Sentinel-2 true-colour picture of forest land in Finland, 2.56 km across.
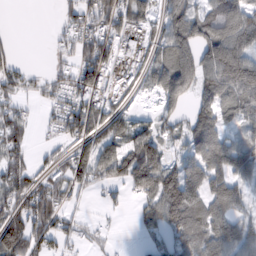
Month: February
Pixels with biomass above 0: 70%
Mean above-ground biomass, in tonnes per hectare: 74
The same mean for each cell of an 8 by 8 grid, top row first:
0 0 79 110 72 118 99 112
22 10 68 74 47 166 131 135
67 33 96 33 48 169 115 159
53 25 101 68 14 58 99 86
63 13 62 83 127 35 120 65
79 42 75 80 136 94 106 81
63 89 16 15 50 151 97 59
111 70 28 11 18 60 95 89
